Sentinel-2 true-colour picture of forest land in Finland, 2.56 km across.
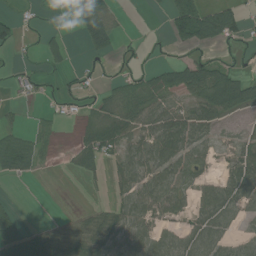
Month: July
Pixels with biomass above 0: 56%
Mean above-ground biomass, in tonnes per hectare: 38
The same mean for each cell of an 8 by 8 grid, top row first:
18 5 46 33 2 66 65 36
16 34 13 32 7 16 26 20
13 11 21 16 39 62 96 51
8 12 19 44 60 53 64 41
60 24 28 57 63 82 35 38
37 1 18 22 70 60 26 69
21 1 7 30 61 39 60 39
80 50 49 63 61 50 65 30
